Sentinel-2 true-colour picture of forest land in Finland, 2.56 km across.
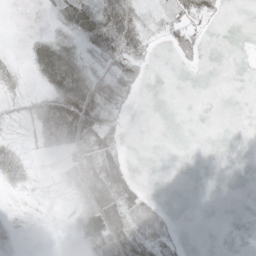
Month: May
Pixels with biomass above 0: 43%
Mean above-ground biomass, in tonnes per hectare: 21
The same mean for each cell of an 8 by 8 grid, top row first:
0 7 60 85 19 22 27 0
2 40 25 65 31 39 7 0
15 45 71 37 20 0 0 0
13 61 82 30 0 0 0 0
14 29 41 29 0 0 0 0
33 2 43 56 2 0 0 0
1 2 25 54 43 2 0 0
8 1 23 76 36 13 0 0
